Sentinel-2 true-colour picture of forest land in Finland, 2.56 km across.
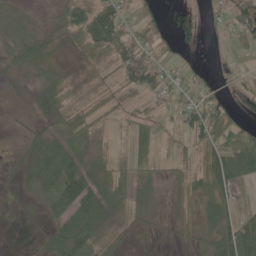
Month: June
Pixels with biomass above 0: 64%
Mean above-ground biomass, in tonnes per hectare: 33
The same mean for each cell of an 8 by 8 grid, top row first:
33 14 63 66 40 14 9 43
39 34 30 63 48 22 6 15
12 36 9 10 68 28 21 14
7 36 29 17 19 24 64 28
6 47 50 20 24 19 48 65
26 55 66 61 34 22 48 41
13 25 83 59 28 19 36 18
1 28 78 19 6 13 41 77
